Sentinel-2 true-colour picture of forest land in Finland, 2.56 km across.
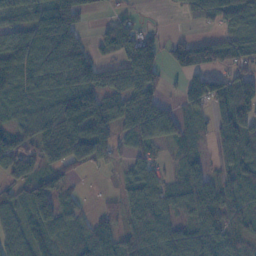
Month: November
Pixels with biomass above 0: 78%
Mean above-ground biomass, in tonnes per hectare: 68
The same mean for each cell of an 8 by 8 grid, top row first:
47 86 63 24 7 9 79 97
87 111 60 71 67 68 105 83
67 69 86 80 93 16 111 87
40 65 98 67 97 56 53 104
71 82 107 67 59 49 34 116
83 66 17 13 78 30 56 88
57 101 27 24 76 41 118 66
62 52 58 76 85 73 79 54
